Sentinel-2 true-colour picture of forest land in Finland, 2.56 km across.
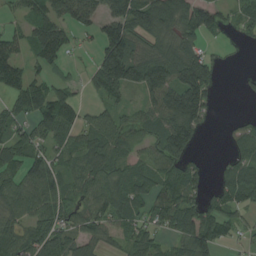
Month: August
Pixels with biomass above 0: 74%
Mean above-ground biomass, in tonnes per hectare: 78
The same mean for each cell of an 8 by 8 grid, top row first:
34 102 107 112 130 110 106 45
68 127 21 148 79 91 30 6
91 66 21 166 122 129 112 9
59 121 59 50 63 165 56 3
85 64 71 95 65 130 2 59
83 84 85 92 73 76 23 95
76 94 79 99 69 125 75 57
87 98 68 37 68 56 110 23
